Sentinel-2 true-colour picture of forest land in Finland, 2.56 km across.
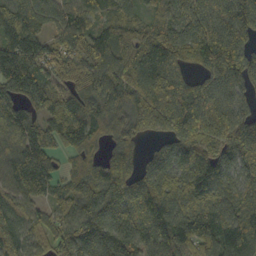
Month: October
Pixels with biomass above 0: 93%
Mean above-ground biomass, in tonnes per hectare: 120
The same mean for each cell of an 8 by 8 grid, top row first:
127 82 104 83 58 89 157 182
121 95 106 116 121 139 154 131
157 103 107 157 147 142 112 144
98 111 137 105 179 191 164 107
99 104 112 58 37 101 114 165
145 114 87 101 102 114 149 99
100 69 120 131 119 119 126 106
117 74 150 151 122 141 143 188
